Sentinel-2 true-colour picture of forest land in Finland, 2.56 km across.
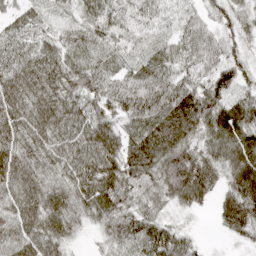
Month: April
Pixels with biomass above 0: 94%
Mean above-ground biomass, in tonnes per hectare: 57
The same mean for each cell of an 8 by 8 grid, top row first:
38 22 36 51 43 32 30 36
44 45 47 40 20 43 52 37
66 71 65 57 62 59 56 49
67 79 71 56 66 86 78 66
66 66 75 81 78 86 53 68
71 52 72 77 69 93 62 71
71 67 58 71 49 33 17 88
76 65 14 47 77 61 6 23
